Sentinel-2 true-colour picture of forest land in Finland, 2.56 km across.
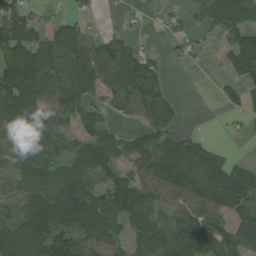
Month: July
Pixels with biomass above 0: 73%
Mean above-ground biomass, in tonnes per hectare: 87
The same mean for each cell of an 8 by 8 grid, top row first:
117 26 35 1 16 32 51 72
143 128 108 110 43 31 11 126
132 142 131 111 124 1 3 73
140 116 95 48 72 31 0 40
90 66 58 70 88 104 48 4
59 72 92 68 101 149 156 123
58 135 142 127 116 76 114 117
161 169 101 84 121 127 155 124
